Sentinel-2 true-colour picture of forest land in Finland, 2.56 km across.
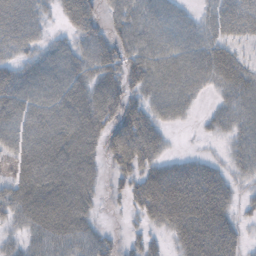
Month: October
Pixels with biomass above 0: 82%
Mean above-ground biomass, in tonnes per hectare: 51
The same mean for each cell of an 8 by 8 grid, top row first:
63 21 55 32 60 43 36 69
43 38 43 48 61 58 61 39
69 88 60 51 65 65 47 66
76 83 78 67 49 38 17 59
65 90 78 46 56 4 6 43
52 96 72 23 42 44 47 29
60 88 64 6 38 54 63 21
24 63 50 22 30 28 62 27
